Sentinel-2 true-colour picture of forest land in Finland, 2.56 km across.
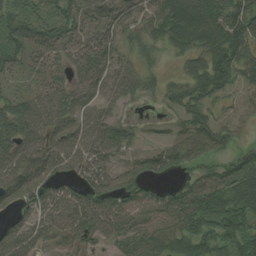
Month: August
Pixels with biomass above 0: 83%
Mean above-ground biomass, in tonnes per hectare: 68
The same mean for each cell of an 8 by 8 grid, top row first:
76 70 79 102 57 106 95 110
72 71 79 86 40 46 80 91
23 49 61 59 38 28 96 47
76 89 64 37 5 38 54 30
74 81 78 90 33 68 87 37
84 65 55 69 56 31 55 88
60 74 86 80 68 84 100 91
88 45 56 43 81 74 84 107
